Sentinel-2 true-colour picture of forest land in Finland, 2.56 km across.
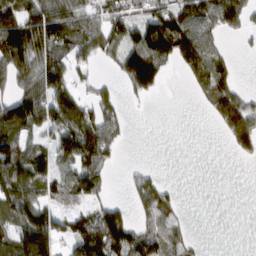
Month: March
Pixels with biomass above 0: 59%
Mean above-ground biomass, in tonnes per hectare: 79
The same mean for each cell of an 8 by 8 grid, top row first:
140 128 95 93 93 139 107 105
186 122 91 71 168 185 116 8
85 141 38 22 147 6 123 25
165 134 124 55 1 0 32 126
94 52 180 65 0 0 0 80
134 84 111 27 45 0 0 0
118 85 66 37 66 46 0 0
120 147 156 117 107 68 2 0
